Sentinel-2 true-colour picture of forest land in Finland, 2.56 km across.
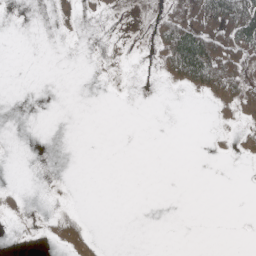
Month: May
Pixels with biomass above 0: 18%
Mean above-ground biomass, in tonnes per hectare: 18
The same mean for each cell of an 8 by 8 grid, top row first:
0 2 15 6 7 67 129 151
0 0 0 1 2 122 127 102
0 0 0 3 0 40 104 73
0 0 0 0 0 0 3 49
0 0 0 0 0 0 3 20
0 1 0 0 0 0 0 0
13 2 5 0 0 0 0 0
0 12 60 0 0 0 0 0
